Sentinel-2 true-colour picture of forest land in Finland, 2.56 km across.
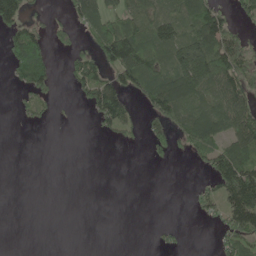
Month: May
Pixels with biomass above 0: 43%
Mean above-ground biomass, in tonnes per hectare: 46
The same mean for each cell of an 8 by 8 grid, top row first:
94 18 62 66 70 82 123 33
68 42 31 125 96 107 129 73
33 56 67 75 73 108 104 86
11 16 3 112 31 77 97 113
0 0 0 7 18 38 81 94
0 0 0 0 0 0 41 144
0 0 0 0 0 0 25 142
0 0 0 0 0 11 1 83
